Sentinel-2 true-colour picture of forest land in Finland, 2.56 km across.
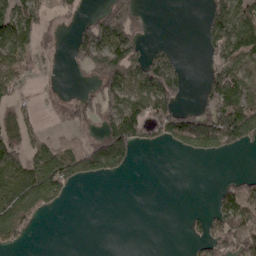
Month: April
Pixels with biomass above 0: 45%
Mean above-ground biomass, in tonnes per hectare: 58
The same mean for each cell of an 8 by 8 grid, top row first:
103 34 24 126 40 0 55 105
83 24 91 153 40 9 35 98
82 8 7 148 120 104 33 65
91 25 73 100 96 111 90 114
85 47 36 151 48 59 113 64
80 141 77 45 0 0 0 28
92 42 0 0 0 0 18 104
46 0 0 0 0 0 60 84
